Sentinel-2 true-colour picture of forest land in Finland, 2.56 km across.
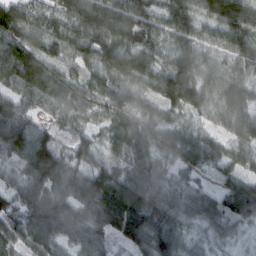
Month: February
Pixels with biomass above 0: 96%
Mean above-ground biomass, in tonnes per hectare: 69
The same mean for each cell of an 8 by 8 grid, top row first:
107 56 100 103 86 82 71 98
105 49 64 99 79 57 39 77
82 91 56 60 62 91 65 60
76 45 57 60 59 38 52 68
100 81 46 46 64 61 53 55
39 102 68 90 87 32 23 51
69 88 66 145 117 66 56 80
66 73 65 44 90 71 28 16
